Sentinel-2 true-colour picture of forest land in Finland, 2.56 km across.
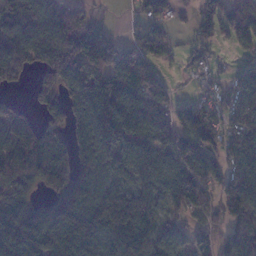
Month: January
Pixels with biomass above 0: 81%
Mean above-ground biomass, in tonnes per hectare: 108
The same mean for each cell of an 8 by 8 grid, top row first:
141 110 69 3 61 29 93 105
107 107 175 94 98 36 48 52
66 104 117 129 152 19 41 92
65 72 77 128 103 81 119 116
174 121 94 103 111 126 127 140
149 177 151 70 97 84 115 135
141 102 175 219 171 76 99 150
199 138 193 110 117 69 62 137
